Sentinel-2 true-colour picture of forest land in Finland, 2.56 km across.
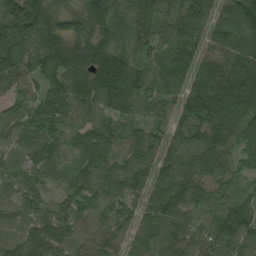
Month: August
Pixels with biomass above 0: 96%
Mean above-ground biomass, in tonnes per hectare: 78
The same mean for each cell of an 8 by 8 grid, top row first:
141 98 101 95 96 80 70 103
94 104 110 82 61 96 53 112
70 79 87 149 79 80 100 167
46 94 74 86 55 52 109 135
59 95 56 76 91 51 78 53
65 47 54 75 73 81 59 33
57 53 55 43 53 78 45 64
60 69 56 56 67 86 70 87
